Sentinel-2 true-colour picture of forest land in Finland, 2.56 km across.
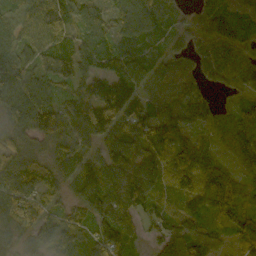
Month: October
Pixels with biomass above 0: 92%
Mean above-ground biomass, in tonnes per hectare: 78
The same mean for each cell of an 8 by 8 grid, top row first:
76 128 84 60 85 25 88 108
85 88 84 76 53 35 81 80
125 73 81 71 79 117 55 80
99 115 112 99 68 104 76 58
49 55 63 110 110 106 48 113
99 66 80 106 149 101 105 54
101 50 50 87 60 56 72 58
36 67 40 34 20 93 59 57
